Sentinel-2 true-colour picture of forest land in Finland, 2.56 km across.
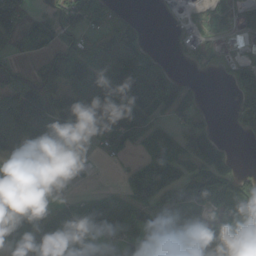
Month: September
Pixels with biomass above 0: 69%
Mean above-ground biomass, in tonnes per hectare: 80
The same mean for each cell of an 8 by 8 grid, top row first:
93 45 84 64 9 24 15 32
50 66 53 124 74 14 41 4
83 86 155 116 160 85 5 73
180 155 196 131 100 103 27 82
100 154 32 62 54 60 165 6
143 77 42 9 89 81 98 57
127 88 60 105 76 100 76 134
89 87 64 75 91 72 70 48
